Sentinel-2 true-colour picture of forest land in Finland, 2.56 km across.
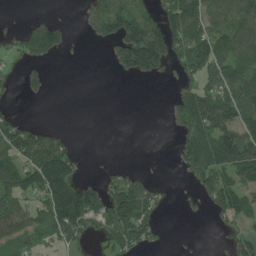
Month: July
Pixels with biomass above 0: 50%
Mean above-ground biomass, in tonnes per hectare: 76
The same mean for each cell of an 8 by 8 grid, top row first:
3 18 22 172 107 144 101 95
57 119 3 59 222 113 160 122
28 28 0 4 37 41 94 147
29 0 0 0 0 77 158 143
134 110 11 0 0 41 138 171
117 166 48 37 39 8 125 117
102 119 180 161 135 5 47 143
73 39 62 87 89 3 0 65
